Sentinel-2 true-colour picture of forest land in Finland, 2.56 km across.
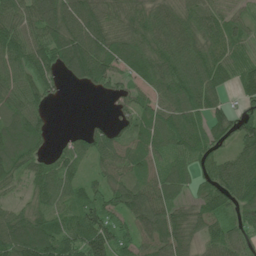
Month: June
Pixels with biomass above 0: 88%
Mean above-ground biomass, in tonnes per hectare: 80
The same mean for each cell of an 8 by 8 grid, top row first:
78 127 122 85 85 82 71 40
95 112 136 102 82 100 83 54
78 61 71 68 66 117 112 76
75 30 0 20 74 108 95 51
107 31 42 70 70 91 93 80
66 79 52 63 61 71 64 138
43 71 75 71 121 68 75 79
135 131 109 112 68 109 64 64
